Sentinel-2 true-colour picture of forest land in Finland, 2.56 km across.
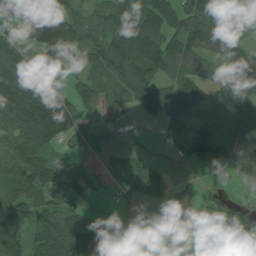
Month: July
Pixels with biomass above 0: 77%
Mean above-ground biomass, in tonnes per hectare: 90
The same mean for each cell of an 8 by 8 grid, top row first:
111 140 87 106 128 132 174 114
83 148 116 158 165 125 103 95
173 66 76 120 117 96 69 133
196 252 78 24 43 66 33 79
106 129 33 9 9 57 104 84
98 119 44 25 73 12 9 27
125 139 52 8 30 68 60 71
109 126 126 80 70 37 25 106
